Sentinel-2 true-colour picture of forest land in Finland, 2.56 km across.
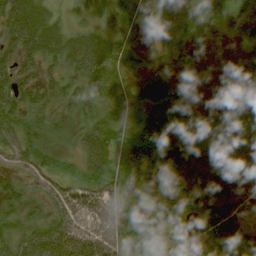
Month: August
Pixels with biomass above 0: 78%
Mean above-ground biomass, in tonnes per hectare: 38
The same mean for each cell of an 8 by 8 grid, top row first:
66 38 16 26 23 28 28 18
54 54 62 50 23 25 3 14
46 32 42 43 29 26 1 12
45 20 25 42 39 26 2 9
41 24 31 67 66 36 29 48
30 42 33 58 45 35 64 62
23 29 55 54 23 35 52 55
37 68 64 56 44 22 68 60
